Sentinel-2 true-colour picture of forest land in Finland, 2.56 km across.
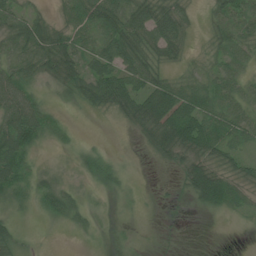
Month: July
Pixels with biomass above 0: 75%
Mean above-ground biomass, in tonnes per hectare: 33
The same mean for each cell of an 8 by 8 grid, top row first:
38 19 44 58 57 44 22 52
41 57 44 62 52 39 18 42
59 32 51 63 50 26 31 34
78 28 9 28 65 74 55 34
72 14 12 2 17 68 58 33
50 19 15 28 2 12 61 35
16 38 30 4 3 5 30 23
27 1 5 4 3 5 0 0
